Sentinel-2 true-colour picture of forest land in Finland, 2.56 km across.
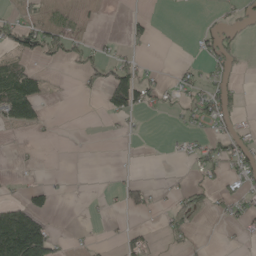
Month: May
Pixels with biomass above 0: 26%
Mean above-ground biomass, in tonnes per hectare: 27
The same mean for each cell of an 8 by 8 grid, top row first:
21 18 10 0 10 1 7 28
49 49 34 13 8 0 41 35
103 17 17 85 45 19 28 13
100 9 0 47 29 15 52 20
3 1 1 0 0 9 34 45
4 1 0 2 2 2 26 37
60 36 0 6 30 30 35 28
233 104 7 3 23 17 2 9
